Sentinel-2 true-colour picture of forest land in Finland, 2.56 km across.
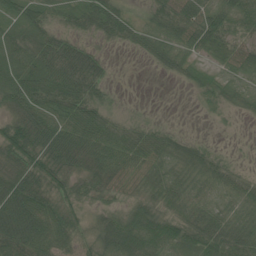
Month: June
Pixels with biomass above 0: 83%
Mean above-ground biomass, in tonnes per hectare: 48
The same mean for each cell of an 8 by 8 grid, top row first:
43 40 40 66 22 71 54 57
63 69 46 9 37 54 46 45
70 75 82 15 0 14 21 30
48 64 67 28 4 0 12 16
70 91 86 65 65 48 17 2
81 61 45 58 47 45 53 27
97 63 22 23 43 40 43 41
82 60 23 77 88 57 70 71
